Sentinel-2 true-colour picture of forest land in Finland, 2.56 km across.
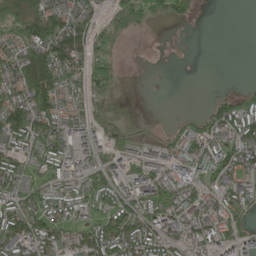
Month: May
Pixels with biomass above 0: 70%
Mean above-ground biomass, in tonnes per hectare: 80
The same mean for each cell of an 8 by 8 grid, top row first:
76 131 95 65 61 89 2 0
88 154 98 62 6 4 0 0
123 155 90 81 2 1 0 2
157 116 60 33 0 5 49 130
93 136 92 90 46 83 126 132
117 55 94 83 111 120 108 93
98 79 52 101 113 149 97 94
119 107 82 147 115 70 102 84
